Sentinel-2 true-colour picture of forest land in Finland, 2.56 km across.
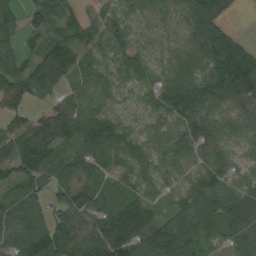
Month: August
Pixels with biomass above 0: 90%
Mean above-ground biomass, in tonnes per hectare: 63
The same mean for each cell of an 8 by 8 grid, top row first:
53 78 28 29 44 47 107 6
44 82 80 43 53 45 93 79
72 115 37 23 36 61 72 114
37 69 57 35 33 75 66 64
84 96 91 80 39 48 54 26
57 74 80 51 38 21 52 22
71 43 85 87 59 40 73 81
70 124 103 100 86 121 50 46
